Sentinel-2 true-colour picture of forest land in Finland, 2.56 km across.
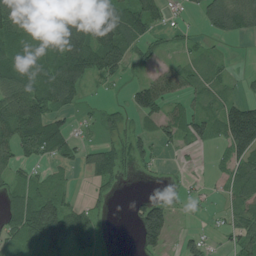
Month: July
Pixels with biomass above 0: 65%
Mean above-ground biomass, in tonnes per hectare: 62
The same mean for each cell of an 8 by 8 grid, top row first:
115 86 97 110 103 16 82 121
68 61 137 135 54 24 17 1
81 78 88 37 48 63 39 17
118 104 22 26 79 43 56 148
94 105 40 47 43 37 32 160
41 29 10 53 9 6 13 68
85 106 45 17 84 26 12 61
81 134 75 10 86 19 28 68
